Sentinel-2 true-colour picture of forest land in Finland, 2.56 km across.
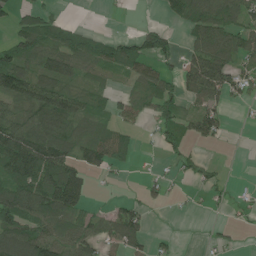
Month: June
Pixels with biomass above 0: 59%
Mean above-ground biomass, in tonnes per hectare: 59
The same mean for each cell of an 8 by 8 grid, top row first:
41 46 3 2 2 47 116 77
85 98 84 76 84 33 112 80
113 82 49 30 74 47 137 54
63 99 65 45 39 61 76 6
145 111 78 90 5 43 24 0
115 129 94 14 12 16 25 3
118 118 81 25 34 4 10 14
113 101 85 49 46 11 8 7
